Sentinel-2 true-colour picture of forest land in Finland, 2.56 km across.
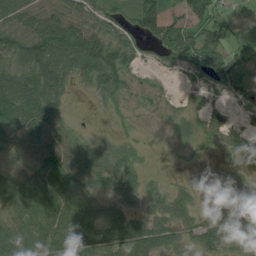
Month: July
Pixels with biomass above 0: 77%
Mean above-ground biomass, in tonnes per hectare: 57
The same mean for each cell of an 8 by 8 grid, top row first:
85 93 74 55 105 43 86 12
86 121 131 89 48 98 94 45
103 110 50 68 6 10 63 63
112 82 2 16 7 15 28 30
50 75 41 22 10 18 30 22
40 85 82 55 27 6 2 17
65 83 70 42 31 51 17 13
88 85 91 81 97 51 71 103
